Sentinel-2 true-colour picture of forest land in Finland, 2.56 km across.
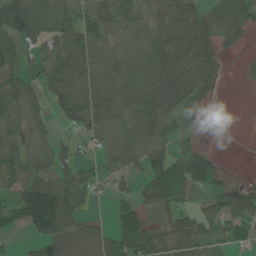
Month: June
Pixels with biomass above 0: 72%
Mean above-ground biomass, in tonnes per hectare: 55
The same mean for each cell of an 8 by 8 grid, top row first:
113 82 46 75 56 80 38 46
72 49 90 62 73 92 67 19
70 62 89 75 77 93 57 3
42 32 92 79 87 59 18 0
63 26 25 61 40 24 8 0
80 65 58 34 48 85 52 4
74 153 37 22 37 44 32 59
7 78 38 55 80 61 39 37
